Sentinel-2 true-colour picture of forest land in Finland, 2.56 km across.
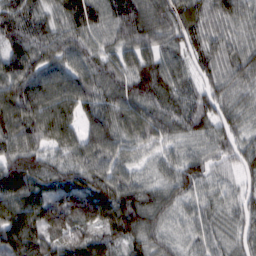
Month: February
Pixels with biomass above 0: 97%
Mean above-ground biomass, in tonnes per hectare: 83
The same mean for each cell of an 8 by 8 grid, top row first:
94 60 121 93 96 99 76 74
84 78 82 67 87 76 72 66
107 93 99 84 122 92 63 71
116 117 91 83 88 89 82 66
98 76 93 82 60 57 62 64
124 68 81 85 45 85 63 53
111 98 107 112 110 74 57 62
106 84 87 68 76 51 61 56
